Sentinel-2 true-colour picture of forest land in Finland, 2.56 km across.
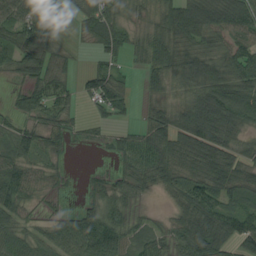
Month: August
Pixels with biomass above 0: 81%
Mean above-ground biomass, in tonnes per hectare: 62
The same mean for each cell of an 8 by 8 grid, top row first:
74 79 42 60 24 77 98 98
71 61 12 66 47 66 52 65
22 83 35 67 25 51 90 80
30 64 17 51 21 66 151 110
73 51 12 28 72 88 117 60
76 43 6 32 68 63 97 73
67 15 32 62 18 41 96 76
73 55 95 118 57 68 120 82
